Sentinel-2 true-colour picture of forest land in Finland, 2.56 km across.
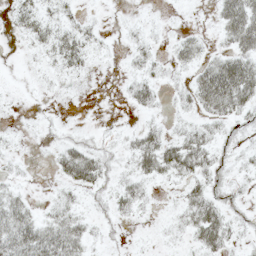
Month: May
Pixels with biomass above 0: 56%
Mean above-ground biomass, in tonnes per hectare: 17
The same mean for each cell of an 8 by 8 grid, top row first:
19 20 12 1 2 1 4 63
2 22 34 3 17 18 12 37
0 5 4 1 22 8 51 64
2 2 0 1 11 8 25 24
3 4 19 8 33 31 24 10
6 4 46 15 24 23 25 9
34 12 14 18 10 11 40 10
50 47 30 5 1 6 39 10
